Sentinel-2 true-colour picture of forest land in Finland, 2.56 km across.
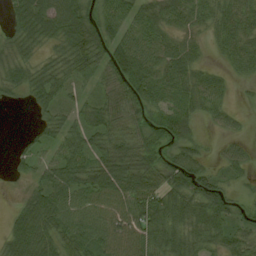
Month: August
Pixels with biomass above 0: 84%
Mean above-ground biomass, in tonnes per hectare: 57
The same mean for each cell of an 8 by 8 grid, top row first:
47 83 66 63 68 48 38 61
47 29 81 87 80 47 19 58
43 66 47 65 87 63 48 18
1 38 62 60 52 67 37 14
11 47 58 62 55 53 13 26
17 59 69 90 82 86 54 26
49 82 69 88 91 81 86 31
89 70 74 81 83 72 57 49
